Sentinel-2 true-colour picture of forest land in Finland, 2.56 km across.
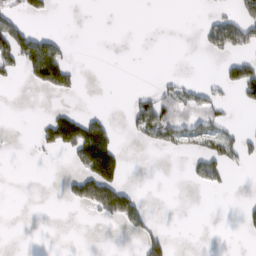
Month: February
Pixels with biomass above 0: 19%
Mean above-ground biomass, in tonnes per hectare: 22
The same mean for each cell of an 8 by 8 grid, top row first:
31 16 0 0 0 0 11 45
85 66 0 0 0 0 25 46
11 85 11 0 0 15 7 73
0 13 21 4 53 54 48 5
0 38 106 56 16 29 33 33
0 0 57 69 0 0 49 1
0 0 23 95 30 0 0 10
0 0 0 0 43 5 0 2
